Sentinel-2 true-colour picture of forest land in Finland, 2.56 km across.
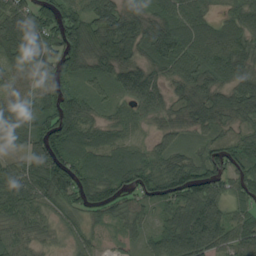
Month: August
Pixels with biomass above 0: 93%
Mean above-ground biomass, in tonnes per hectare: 72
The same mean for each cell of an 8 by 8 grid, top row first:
87 80 62 98 74 76 51 71
84 92 91 92 64 99 100 81
51 67 51 59 93 59 73 69
78 72 79 37 64 42 68 68
42 112 97 71 35 46 49 51
89 100 95 107 78 96 112 73
77 48 64 68 54 88 115 55
49 25 38 16 46 103 96 79
